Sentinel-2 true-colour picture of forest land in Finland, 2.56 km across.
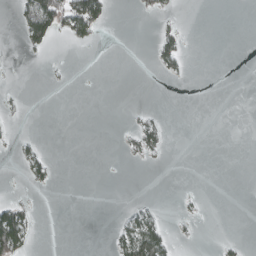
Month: March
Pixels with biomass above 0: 12%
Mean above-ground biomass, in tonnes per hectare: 8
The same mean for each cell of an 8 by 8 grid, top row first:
15 78 75 9 3 4 0 0
2 12 4 0 0 26 0 0
0 1 0 0 0 3 0 0
2 0 0 0 6 0 0 0
8 2 0 0 22 0 0 0
1 17 0 0 0 0 0 0
41 0 0 0 12 3 1 0
76 0 0 14 75 8 0 5
